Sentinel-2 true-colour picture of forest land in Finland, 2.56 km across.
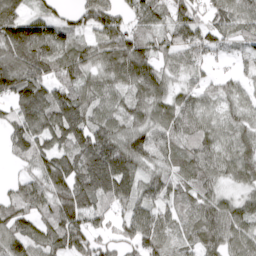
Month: April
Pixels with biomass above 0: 89%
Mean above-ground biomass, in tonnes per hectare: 84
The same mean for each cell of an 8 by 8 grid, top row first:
93 50 62 76 69 76 60 97
164 117 76 100 75 72 61 37
119 103 90 88 114 46 30 43
78 131 108 81 86 95 66 57
75 85 110 125 97 72 80 71
25 123 127 155 76 70 76 68
68 75 154 67 79 55 86 81
91 85 102 56 103 59 89 96
